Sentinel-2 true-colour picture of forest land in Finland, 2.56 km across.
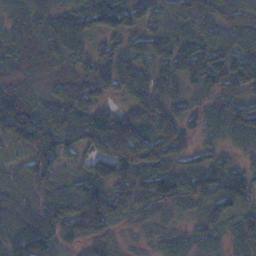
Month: November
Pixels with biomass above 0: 93%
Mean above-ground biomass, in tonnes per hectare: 72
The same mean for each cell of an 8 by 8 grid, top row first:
60 64 69 90 50 45 67 55
108 95 63 48 69 80 70 61
84 54 71 74 69 65 83 100
131 79 89 51 79 62 45 75
44 89 59 180 162 86 33 41
32 54 51 108 120 103 88 86
48 77 114 95 60 44 59 61
95 84 67 33 20 26 36 39
